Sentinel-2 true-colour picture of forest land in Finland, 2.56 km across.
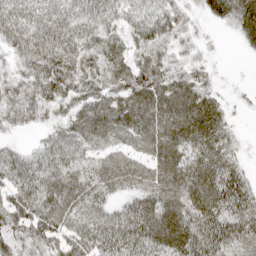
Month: April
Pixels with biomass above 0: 90%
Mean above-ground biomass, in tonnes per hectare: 52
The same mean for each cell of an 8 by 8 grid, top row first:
62 54 49 47 44 46 22 58
56 86 81 47 51 29 11 10
46 84 73 57 70 55 31 3
47 36 45 64 63 64 62 9
18 36 51 43 45 57 59 18
56 54 49 57 56 65 66 52
65 59 55 40 53 59 67 74
62 53 63 62 62 66 78 70
